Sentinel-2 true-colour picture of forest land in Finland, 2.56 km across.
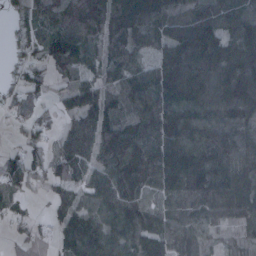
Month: January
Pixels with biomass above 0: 87%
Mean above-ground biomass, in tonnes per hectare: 87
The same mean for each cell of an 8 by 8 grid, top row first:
30 87 95 114 86 91 93 85
29 90 103 81 56 146 132 101
47 51 44 68 113 194 120 136
32 23 87 81 112 134 102 103
28 47 109 123 131 137 98 75
88 84 72 121 128 164 143 100
29 28 77 79 85 77 80 72
33 40 128 101 106 66 37 28
